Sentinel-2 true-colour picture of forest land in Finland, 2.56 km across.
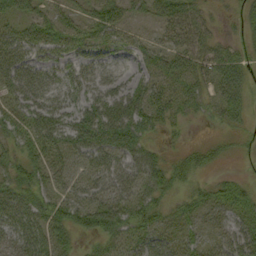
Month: September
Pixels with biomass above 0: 77%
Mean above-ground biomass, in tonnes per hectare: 38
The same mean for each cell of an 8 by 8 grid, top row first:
35 33 29 47 18 43 16 18
53 44 40 40 35 41 32 16
49 32 42 36 34 48 45 42
32 53 54 75 56 32 19 33
28 51 58 73 38 7 16 10
37 34 34 51 54 31 12 15
51 40 59 56 46 26 39 46
38 43 15 31 45 36 25 50
